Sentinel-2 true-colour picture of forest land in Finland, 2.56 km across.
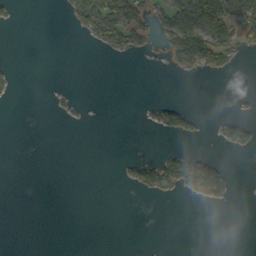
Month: October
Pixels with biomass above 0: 17%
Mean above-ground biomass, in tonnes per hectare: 15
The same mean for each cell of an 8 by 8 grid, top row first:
6 0 44 74 38 89 116 83
0 0 1 27 19 77 107 33
5 0 0 0 0 3 7 0
0 3 2 0 7 35 2 5
0 0 0 0 0 2 3 37
0 0 0 0 39 63 51 1
0 0 0 0 0 0 4 0
0 0 0 0 0 0 0 0
